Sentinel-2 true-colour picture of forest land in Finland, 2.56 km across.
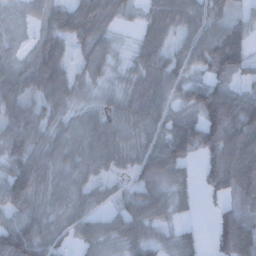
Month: December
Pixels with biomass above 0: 85%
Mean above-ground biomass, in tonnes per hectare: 61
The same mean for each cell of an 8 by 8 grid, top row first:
16 48 87 61 37 66 53 23
20 65 42 38 56 34 88 96
70 87 41 27 70 56 56 33
64 56 38 46 88 55 152 132
63 65 59 60 51 100 101 116
78 62 45 27 52 52 56 112
57 54 39 27 72 41 8 53
105 68 40 50 59 43 17 141
